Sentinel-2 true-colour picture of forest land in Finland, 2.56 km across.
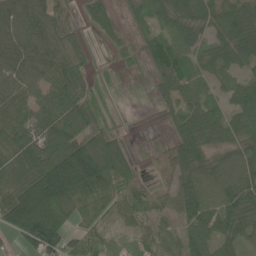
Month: June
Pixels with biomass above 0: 84%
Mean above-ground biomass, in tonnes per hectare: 61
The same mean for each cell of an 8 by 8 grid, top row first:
86 74 19 34 40 63 54 68
87 67 38 19 32 83 40 66
73 81 72 10 4 67 52 45
69 79 83 11 1 41 70 74
77 77 101 69 10 51 58 51
79 139 161 99 25 48 73 73
99 137 66 45 40 43 76 75
30 122 39 30 35 36 61 50
